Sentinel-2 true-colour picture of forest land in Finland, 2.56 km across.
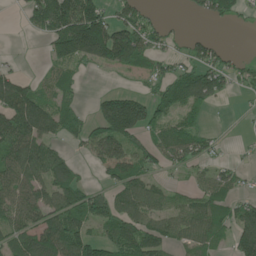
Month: June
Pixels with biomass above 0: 63%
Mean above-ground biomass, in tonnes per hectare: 73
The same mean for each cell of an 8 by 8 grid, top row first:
2 128 189 65 46 2 44 34
1 47 168 183 87 20 50 2
74 38 23 6 33 88 109 34
159 111 36 157 102 66 26 6
116 78 35 125 43 92 34 6
104 112 39 82 73 10 38 28
94 103 111 95 98 54 89 53
83 142 129 94 126 52 74 99
